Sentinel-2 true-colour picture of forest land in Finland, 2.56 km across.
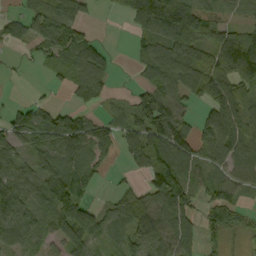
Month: September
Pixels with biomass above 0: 74%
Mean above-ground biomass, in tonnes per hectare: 72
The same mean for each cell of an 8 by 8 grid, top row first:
42 90 58 11 112 85 37 24
28 54 95 16 53 111 97 163
4 13 86 32 44 97 99 120
42 60 52 36 120 94 64 82
59 72 110 64 118 136 76 86
77 101 86 9 46 128 60 62
126 87 127 36 80 130 58 48
74 52 112 37 71 112 35 23
